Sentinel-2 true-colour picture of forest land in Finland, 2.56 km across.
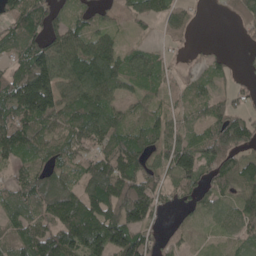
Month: May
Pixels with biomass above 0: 81%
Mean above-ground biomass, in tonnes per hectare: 68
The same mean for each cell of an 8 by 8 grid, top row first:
90 74 45 22 53 60 3 46
68 94 84 67 31 16 10 4
100 144 114 93 64 25 42 18
120 118 102 64 35 33 49 38
105 68 64 71 75 63 86 82
44 65 67 134 74 62 59 94
67 80 120 100 104 23 35 64
66 120 128 149 75 32 16 51
